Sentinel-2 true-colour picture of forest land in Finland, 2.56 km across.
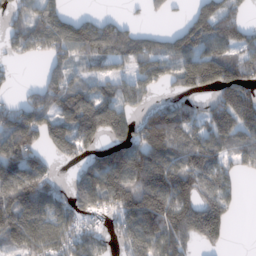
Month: February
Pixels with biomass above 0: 72%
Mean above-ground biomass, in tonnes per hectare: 111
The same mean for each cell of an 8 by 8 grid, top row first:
71 121 55 37 23 20 141 65
66 90 113 110 116 109 113 81
14 82 64 98 102 85 144 143
117 128 163 150 78 130 80 173
168 89 103 98 141 125 126 94
173 91 83 191 207 164 125 57
180 162 107 130 210 175 144 24
114 195 135 63 165 113 92 0
